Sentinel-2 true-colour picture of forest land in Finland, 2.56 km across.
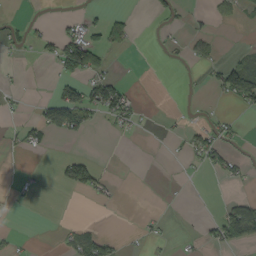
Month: September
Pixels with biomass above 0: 19%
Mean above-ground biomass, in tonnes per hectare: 18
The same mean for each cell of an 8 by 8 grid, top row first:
5 2 14 25 0 17 11 16
15 20 105 27 0 7 19 6
4 1 51 48 0 0 14 54
9 55 78 53 10 3 9 11
18 16 3 0 0 5 54 12
5 1 72 10 0 1 9 22
3 0 0 4 1 0 0 65
12 0 49 20 9 6 20 56
